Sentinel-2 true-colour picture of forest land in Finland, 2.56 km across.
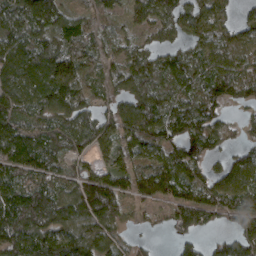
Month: March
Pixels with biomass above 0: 86%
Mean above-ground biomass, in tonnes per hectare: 95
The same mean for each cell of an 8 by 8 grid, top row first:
106 126 57 40 89 109 84 36
105 106 142 52 69 60 91 83
113 159 114 61 106 91 115 112
101 101 105 61 124 110 94 20
140 104 90 71 102 97 91 43
105 97 93 85 92 124 76 102
139 157 142 137 37 105 120 98
136 134 135 83 17 40 30 93
